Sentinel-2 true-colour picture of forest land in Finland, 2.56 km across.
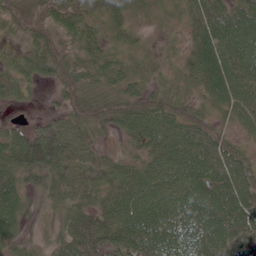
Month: June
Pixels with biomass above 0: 89%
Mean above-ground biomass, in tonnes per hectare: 65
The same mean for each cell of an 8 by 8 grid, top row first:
78 87 95 69 17 21 105 87
20 71 53 34 22 11 88 78
59 32 66 53 41 27 78 87
7 11 69 76 82 56 36 68
70 85 66 14 65 99 88 37
76 56 80 72 80 94 100 96
72 22 71 83 87 71 86 116
38 19 114 81 97 78 84 95
